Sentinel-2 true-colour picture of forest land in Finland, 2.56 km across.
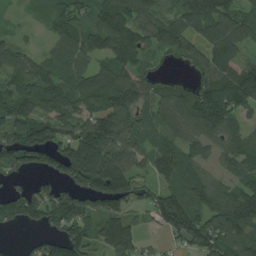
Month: August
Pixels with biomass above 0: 82%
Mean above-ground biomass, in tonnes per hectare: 94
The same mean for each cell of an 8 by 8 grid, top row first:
12 47 85 157 100 77 119 88
69 40 100 126 99 82 80 61
100 116 87 106 64 33 88 138
125 89 81 133 69 114 153 73
138 140 180 133 65 75 78 66
46 74 165 195 59 75 56 59
106 129 102 92 57 153 93 155
4 74 119 126 32 63 130 86
